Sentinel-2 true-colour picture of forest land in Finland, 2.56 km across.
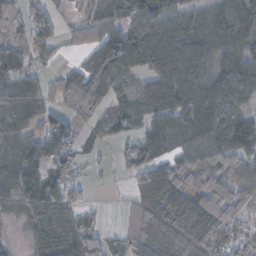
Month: November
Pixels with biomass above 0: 80%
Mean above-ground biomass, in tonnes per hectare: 61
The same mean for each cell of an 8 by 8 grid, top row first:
43 52 25 62 89 67 66 94
45 44 31 113 106 86 74 69
79 36 64 67 31 78 77 84
80 62 38 39 46 83 81 36
44 70 30 21 57 39 62 72
73 68 37 5 64 76 63 68
60 68 41 2 82 88 87 77
9 57 85 24 82 73 92 86
